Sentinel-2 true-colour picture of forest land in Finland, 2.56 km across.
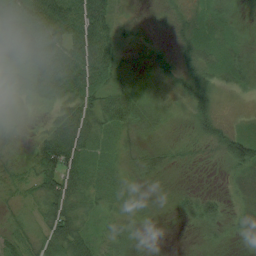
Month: August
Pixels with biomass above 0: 86%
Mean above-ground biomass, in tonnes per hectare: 34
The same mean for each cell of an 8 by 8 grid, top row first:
93 116 107 53 6 17 22 6
123 98 96 50 9 16 26 17
50 77 84 38 21 28 26 14
8 15 57 46 44 9 28 7
15 54 63 18 20 14 19 54
18 59 46 16 21 8 3 24
13 36 29 13 9 12 27 19
33 46 44 16 4 0 8 15
